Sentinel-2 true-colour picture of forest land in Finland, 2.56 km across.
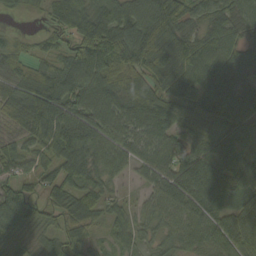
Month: September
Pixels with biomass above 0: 91%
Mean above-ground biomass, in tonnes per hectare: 75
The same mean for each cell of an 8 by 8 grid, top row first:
13 28 85 96 121 107 55 59
49 38 99 137 139 116 72 54
80 113 108 84 95 81 92 55
81 144 110 95 105 73 104 81
52 81 134 81 67 70 61 73
51 55 71 48 43 91 106 89
106 54 32 25 37 81 74 63
67 21 28 28 36 51 70 82
